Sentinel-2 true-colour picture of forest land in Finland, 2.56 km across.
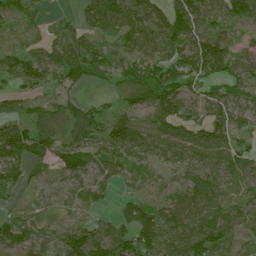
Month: July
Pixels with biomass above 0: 84%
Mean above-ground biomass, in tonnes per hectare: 74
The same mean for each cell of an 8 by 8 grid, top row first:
44 17 33 89 114 110 65 77
30 46 84 35 69 108 127 39
62 55 50 42 116 92 93 86
48 70 75 50 63 96 76 72
132 86 84 110 96 94 100 48
100 36 82 52 27 48 84 92
28 44 34 30 92 89 92 69
91 43 131 124 99 108 109 54
